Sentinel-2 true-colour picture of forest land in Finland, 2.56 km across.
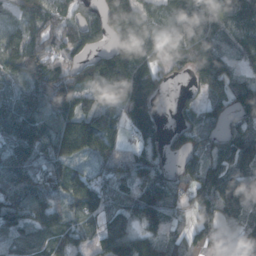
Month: November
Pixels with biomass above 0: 86%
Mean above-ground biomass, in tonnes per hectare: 113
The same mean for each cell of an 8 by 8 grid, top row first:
94 126 84 169 116 130 123 118
109 116 85 120 121 97 118 84
96 191 86 245 158 21 133 84
157 146 156 97 138 29 83 136
120 126 165 147 103 48 88 126
124 91 85 123 123 79 136 114
143 92 106 106 181 65 144 114
75 97 75 125 101 79 88 68
